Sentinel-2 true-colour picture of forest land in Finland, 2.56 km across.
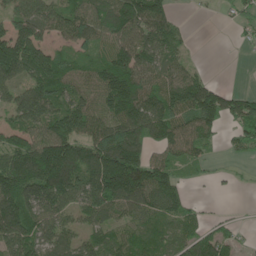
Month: May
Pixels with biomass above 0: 78%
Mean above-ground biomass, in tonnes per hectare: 99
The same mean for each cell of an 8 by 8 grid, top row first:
103 94 111 122 152 37 6 38
161 89 75 105 118 64 0 8
106 139 92 165 119 94 54 0
109 124 142 123 157 137 153 94
96 161 130 179 119 118 56 39
192 205 142 203 162 80 18 5
169 113 82 102 116 97 12 4
124 95 73 74 78 68 97 28
